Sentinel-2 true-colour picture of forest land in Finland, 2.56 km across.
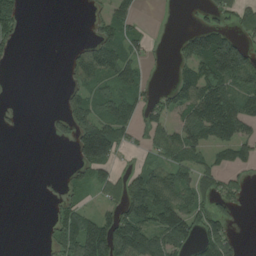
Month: August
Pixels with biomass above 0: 49%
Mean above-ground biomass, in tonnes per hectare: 53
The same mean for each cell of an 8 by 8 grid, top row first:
49 0 1 57 11 0 26 54
21 0 30 105 31 20 158 98
0 0 62 83 35 44 116 98
6 8 73 97 51 53 140 97
0 5 99 107 23 72 69 77
0 4 31 45 76 73 43 27
0 9 47 44 139 127 50 20
0 18 140 143 114 94 75 23
